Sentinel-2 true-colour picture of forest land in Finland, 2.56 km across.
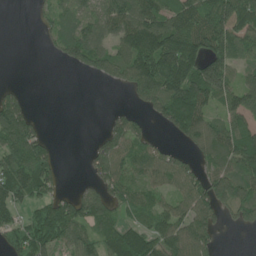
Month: June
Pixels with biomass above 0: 67%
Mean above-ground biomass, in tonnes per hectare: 82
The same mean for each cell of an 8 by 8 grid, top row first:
0 39 66 106 126 109 120 144
0 16 107 76 173 179 119 83
1 0 6 53 145 170 207 70
119 0 0 21 40 154 86 94
169 52 1 80 66 22 98 133
126 89 7 104 69 88 78 106
67 74 117 86 70 71 94 94
66 98 84 98 110 107 70 0
